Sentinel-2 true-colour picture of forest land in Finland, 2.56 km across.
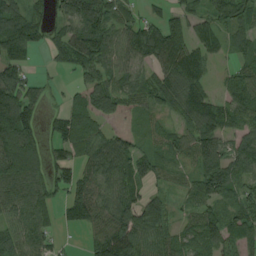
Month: August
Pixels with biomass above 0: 82%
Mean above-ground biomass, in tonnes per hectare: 88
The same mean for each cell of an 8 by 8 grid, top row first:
113 69 136 78 46 68 75 88
97 43 130 95 126 128 91 52
111 20 62 74 61 114 62 67
161 25 84 165 63 53 135 102
160 60 91 119 58 58 119 72
123 67 105 95 77 39 137 71
75 55 132 122 96 32 75 74
83 51 15 198 100 82 106 87
